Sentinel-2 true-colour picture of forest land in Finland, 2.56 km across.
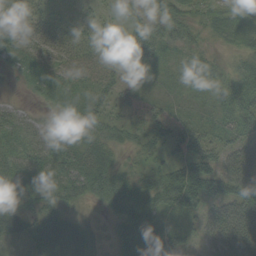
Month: September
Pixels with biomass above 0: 90%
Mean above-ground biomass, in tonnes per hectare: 46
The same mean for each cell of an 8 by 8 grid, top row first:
36 40 23 14 40 58 32 39
45 50 36 29 68 32 17 33
15 32 32 37 18 17 32 63
24 17 40 38 25 21 19 77
32 63 45 37 31 46 51 52
40 47 73 67 37 89 95 104
43 49 24 41 76 69 53 84
34 75 66 22 69 52 56 96
